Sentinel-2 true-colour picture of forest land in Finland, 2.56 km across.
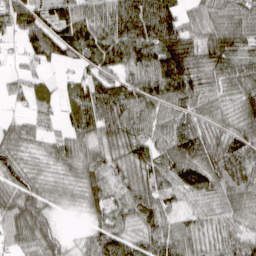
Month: March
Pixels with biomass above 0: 90%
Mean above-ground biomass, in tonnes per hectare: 69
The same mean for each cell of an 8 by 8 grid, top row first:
64 54 73 93 131 84 73 71
13 45 79 96 97 135 92 76
37 23 45 66 95 128 70 74
18 31 90 101 70 58 50 65
61 43 81 79 67 85 103 83
54 44 68 52 67 68 95 82
108 61 30 51 77 37 53 77
62 87 20 84 66 76 53 63
